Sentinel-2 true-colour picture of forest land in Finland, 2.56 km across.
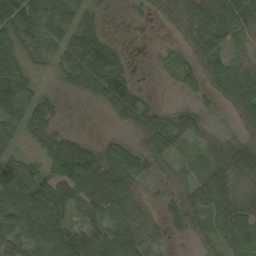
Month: September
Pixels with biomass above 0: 86%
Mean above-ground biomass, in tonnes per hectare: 50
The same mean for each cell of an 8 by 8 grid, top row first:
103 82 54 9 9 16 75 74
53 45 93 34 2 14 60 30
69 15 53 81 5 18 30 84
53 47 2 33 61 32 14 32
28 43 51 33 38 44 30 38
76 53 117 87 39 25 72 45
108 100 35 70 28 32 72 43
57 105 100 87 54 12 31 61
